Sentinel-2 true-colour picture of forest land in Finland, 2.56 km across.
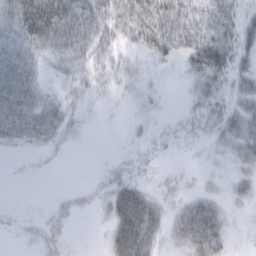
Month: February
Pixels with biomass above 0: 59%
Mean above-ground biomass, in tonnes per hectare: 25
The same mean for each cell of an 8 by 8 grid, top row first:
49 77 53 35 58 55 32 22
53 42 39 21 24 37 53 30
83 14 16 13 6 3 29 23
67 39 8 1 5 4 23 30
21 18 3 0 9 9 9 31
2 2 0 17 11 5 5 13
2 7 13 38 68 18 39 7
3 17 0 35 65 23 59 2
